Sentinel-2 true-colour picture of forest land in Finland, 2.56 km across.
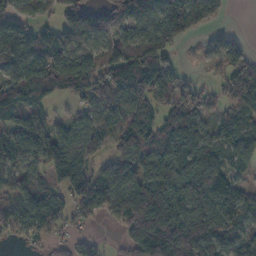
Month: November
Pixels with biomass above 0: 79%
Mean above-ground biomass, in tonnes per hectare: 100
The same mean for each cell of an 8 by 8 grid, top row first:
90 38 142 91 118 148 84 0
181 143 97 94 125 54 27 54
131 159 154 116 139 64 18 88
100 61 60 101 91 101 68 62
108 151 98 76 119 121 80 103
76 75 145 95 106 120 123 47
103 114 66 88 222 158 137 134
41 48 50 11 192 184 123 63
